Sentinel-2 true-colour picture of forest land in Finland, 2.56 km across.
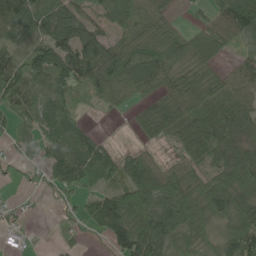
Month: May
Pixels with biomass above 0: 79%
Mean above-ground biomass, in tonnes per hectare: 68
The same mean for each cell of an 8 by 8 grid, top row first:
112 78 64 63 87 22 47 129
55 102 88 68 91 81 91 30
93 70 90 108 78 69 75 73
53 60 39 17 45 86 84 84
36 68 92 18 29 39 88 57
14 51 77 60 116 89 63 96
18 7 51 142 114 121 75 72
12 5 17 58 137 50 27 104
